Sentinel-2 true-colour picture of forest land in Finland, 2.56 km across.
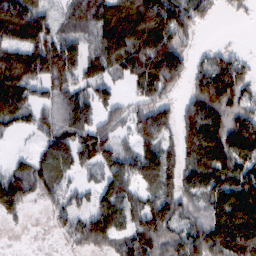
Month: February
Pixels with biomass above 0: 79%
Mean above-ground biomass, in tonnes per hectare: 101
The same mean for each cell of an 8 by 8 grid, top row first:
171 65 69 139 190 156 47 14
123 149 71 138 194 127 22 12
132 121 83 63 145 97 150 122
97 61 121 73 87 72 171 100
4 76 98 79 91 83 180 162
88 87 39 113 116 108 148 138
75 39 57 119 96 102 92 169
4 7 70 82 141 107 138 171
